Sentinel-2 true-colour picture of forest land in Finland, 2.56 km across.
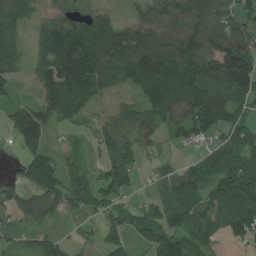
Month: July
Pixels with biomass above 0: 79%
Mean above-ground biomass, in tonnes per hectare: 102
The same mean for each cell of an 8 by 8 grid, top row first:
98 65 100 75 90 122 147 105
85 126 187 219 211 182 165 176
49 128 192 86 226 252 167 198
74 104 78 36 87 133 188 88
52 68 29 99 58 45 55 82
27 126 89 108 21 67 91 145
68 84 92 76 59 74 91 127
33 61 19 74 55 106 67 64
